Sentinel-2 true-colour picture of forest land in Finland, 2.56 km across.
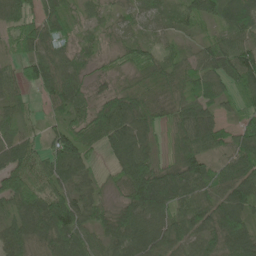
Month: June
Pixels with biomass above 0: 91%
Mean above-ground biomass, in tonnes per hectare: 64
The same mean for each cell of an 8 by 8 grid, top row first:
70 68 30 28 41 37 49 72
40 70 35 26 37 26 45 63
49 89 57 33 55 68 67 69
43 25 58 87 72 60 62 38
71 52 78 81 81 64 90 58
24 66 69 27 115 83 73 85
64 97 79 43 120 86 83 88
65 77 74 64 107 71 79 106
